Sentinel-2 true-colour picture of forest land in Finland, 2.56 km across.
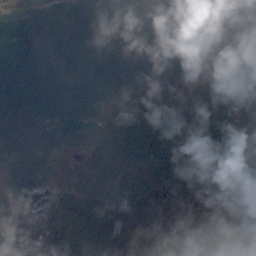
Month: October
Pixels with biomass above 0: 50%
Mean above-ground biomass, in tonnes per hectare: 56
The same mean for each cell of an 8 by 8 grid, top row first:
4 0 0 0 0 0 0 0
0 0 0 0 0 0 0 0
0 0 0 0 10 10 39 34
0 0 1 60 159 129 102 101
0 3 21 129 153 123 121 59
1 12 80 102 131 116 122 34
7 39 98 156 155 114 121 173
58 72 121 140 141 84 132 132
